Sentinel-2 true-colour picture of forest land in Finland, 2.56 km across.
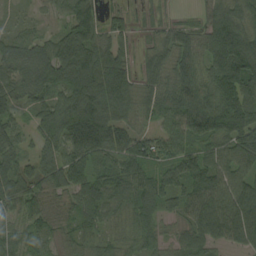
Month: September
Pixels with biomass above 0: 92%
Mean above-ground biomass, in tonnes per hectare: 85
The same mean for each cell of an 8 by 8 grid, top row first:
27 22 88 34 20 16 65 107
86 78 144 92 28 88 100 163
89 106 150 136 57 87 87 172
42 99 163 120 56 107 124 137
76 87 121 105 79 82 82 135
103 84 80 78 75 72 111 103
76 51 64 62 68 51 136 138
46 44 50 40 52 43 77 88
